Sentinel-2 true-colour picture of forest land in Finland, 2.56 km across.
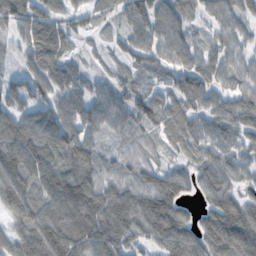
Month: November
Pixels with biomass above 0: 91%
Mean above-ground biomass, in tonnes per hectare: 73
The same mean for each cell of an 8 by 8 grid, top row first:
71 63 41 32 75 69 40 48
27 100 19 22 67 92 47 47
38 96 65 39 31 48 65 61
64 64 85 77 80 66 65 81
93 85 86 28 54 48 72 60
98 93 105 62 74 70 67 56
86 86 125 136 115 94 66 97
77 126 116 117 71 110 101 124
